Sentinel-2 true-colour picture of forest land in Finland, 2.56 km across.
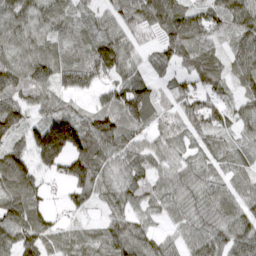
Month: April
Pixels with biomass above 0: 88%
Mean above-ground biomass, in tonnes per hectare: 76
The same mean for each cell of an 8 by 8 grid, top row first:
87 73 38 56 99 107 77 96
74 67 49 98 30 112 76 69
94 96 104 65 61 40 76 60
99 65 45 104 123 65 91 61
55 206 110 94 57 53 38 43
150 37 115 58 63 64 53 41
127 45 40 55 64 62 84 78
87 68 54 85 82 54 98 111
